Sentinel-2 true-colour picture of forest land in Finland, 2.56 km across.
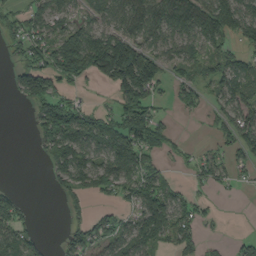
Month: September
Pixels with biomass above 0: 59%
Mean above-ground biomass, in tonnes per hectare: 64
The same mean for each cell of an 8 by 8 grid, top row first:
43 91 46 74 107 112 119 107
31 80 168 133 71 71 61 49
45 110 49 66 56 40 53 98
0 124 102 63 89 28 34 98
0 93 128 87 99 32 11 72
0 27 95 93 98 11 45 21
57 0 20 26 133 82 19 0
69 9 57 75 87 74 14 31
